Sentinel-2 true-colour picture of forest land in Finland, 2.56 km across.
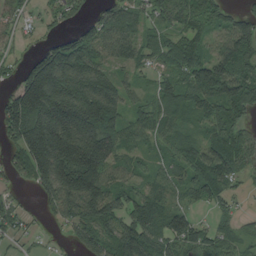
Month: August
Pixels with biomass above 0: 82%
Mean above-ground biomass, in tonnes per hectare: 95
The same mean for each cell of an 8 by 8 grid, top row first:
52 37 37 93 65 75 99 64
25 81 130 85 60 67 49 112
69 262 173 95 32 79 147 119
176 250 202 144 56 80 69 72
103 299 203 139 43 57 71 78
41 177 233 77 49 55 95 46
43 41 144 114 113 68 34 17
26 7 62 126 154 98 77 51
